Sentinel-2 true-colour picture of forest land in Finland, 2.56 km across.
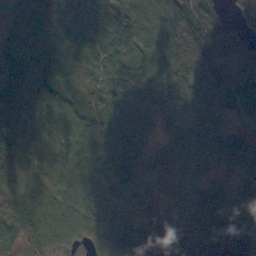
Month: October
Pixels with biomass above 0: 96%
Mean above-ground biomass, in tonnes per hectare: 78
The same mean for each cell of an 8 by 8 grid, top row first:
69 98 92 77 86 110 85 28
99 88 84 70 68 106 123 87
123 86 52 63 69 84 107 86
102 78 72 39 91 76 76 43
102 82 96 69 49 84 48 60
86 73 95 77 63 70 36 27
102 76 85 88 79 60 81 69
58 81 49 88 83 70 76 93
